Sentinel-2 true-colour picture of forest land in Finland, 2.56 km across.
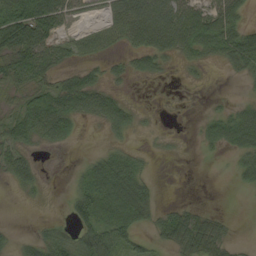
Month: September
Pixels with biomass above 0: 57%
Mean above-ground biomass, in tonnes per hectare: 33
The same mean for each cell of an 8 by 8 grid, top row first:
85 91 25 40 58 46 53 37
97 60 33 22 49 44 41 72
50 37 38 18 11 4 4 10
32 61 46 54 9 3 11 25
47 27 6 13 5 4 17 41
39 7 18 68 27 0 0 23
0 2 45 54 44 23 10 0
12 52 50 55 24 51 65 6
